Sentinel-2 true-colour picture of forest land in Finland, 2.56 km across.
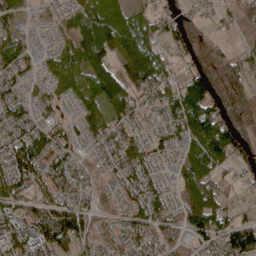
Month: April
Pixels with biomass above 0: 84%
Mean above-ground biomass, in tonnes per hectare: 77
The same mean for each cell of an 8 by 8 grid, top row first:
64 18 87 108 41 50 25 52
82 25 119 110 127 50 38 25
68 46 78 134 146 59 126 82
68 37 63 84 45 101 125 103
98 87 57 79 53 54 143 92
94 83 63 49 80 49 95 25
68 98 95 47 100 56 132 37
87 131 93 49 76 65 80 133
